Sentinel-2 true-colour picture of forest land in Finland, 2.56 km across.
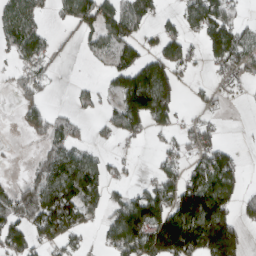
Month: March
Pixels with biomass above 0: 55%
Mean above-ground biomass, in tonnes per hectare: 78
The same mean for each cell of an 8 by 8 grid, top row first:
91 24 114 100 70 43 127 35
78 65 25 106 60 72 76 102
41 44 8 47 131 80 19 40
17 67 33 52 153 59 38 2
4 63 46 17 15 44 82 10
15 111 155 45 17 76 117 53
95 163 136 71 152 171 206 56
96 74 38 78 173 267 233 92
